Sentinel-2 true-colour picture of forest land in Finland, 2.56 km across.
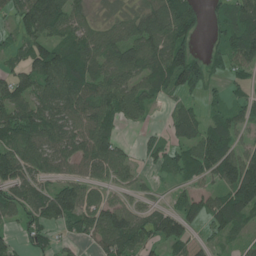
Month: June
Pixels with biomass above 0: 74%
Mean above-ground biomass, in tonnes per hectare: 64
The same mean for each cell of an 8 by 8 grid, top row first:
50 125 43 26 63 113 31 76
39 69 76 69 90 100 29 89
67 81 96 74 73 97 68 27
85 72 64 69 47 35 31 43
81 65 62 76 23 49 88 45
80 41 44 49 15 42 56 139
66 91 92 73 33 60 74 107
33 42 36 104 65 87 24 31
